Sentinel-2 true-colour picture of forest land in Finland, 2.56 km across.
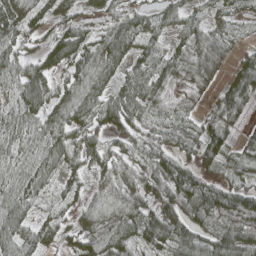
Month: April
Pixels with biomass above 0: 87%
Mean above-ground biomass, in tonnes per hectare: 47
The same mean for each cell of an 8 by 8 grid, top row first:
43 42 30 31 35 39 27 22
46 50 80 77 40 34 65 19
55 61 67 45 57 42 47 69
39 62 68 59 39 27 27 56
35 47 44 27 23 39 58 28
39 42 25 36 49 69 36 33
50 16 29 58 52 69 66 94
47 33 51 72 55 71 57 69
